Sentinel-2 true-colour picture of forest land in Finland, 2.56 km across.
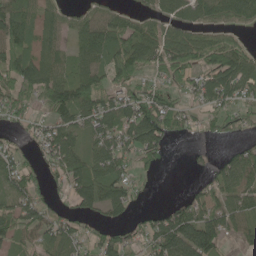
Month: June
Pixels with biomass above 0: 73%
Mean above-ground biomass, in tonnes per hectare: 70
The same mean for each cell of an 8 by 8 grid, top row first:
96 57 41 55 48 69 63 69
106 69 59 100 106 98 98 58
111 107 85 78 53 55 86 102
47 65 88 114 129 74 53 52
31 79 59 98 113 12 23 28
75 43 89 89 21 0 45 92
74 49 54 67 20 47 86 72
65 66 58 76 56 120 121 36
